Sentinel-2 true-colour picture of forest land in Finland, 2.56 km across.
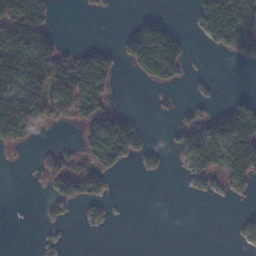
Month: November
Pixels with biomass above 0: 37%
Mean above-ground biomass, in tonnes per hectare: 56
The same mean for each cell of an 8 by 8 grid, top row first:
218 92 5 3 19 1 123 127
180 120 30 22 160 107 25 88
173 196 161 51 48 43 9 0
195 104 85 66 4 19 31 98
43 8 42 142 44 36 123 128
0 47 71 31 15 2 58 80
0 18 28 18 0 0 0 4
0 8 0 0 0 0 0 13
